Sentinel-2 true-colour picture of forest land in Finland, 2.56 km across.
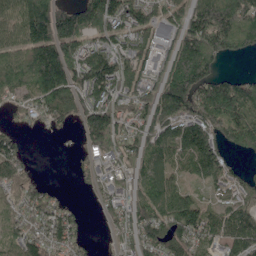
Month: May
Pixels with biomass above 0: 79%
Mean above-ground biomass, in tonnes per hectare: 110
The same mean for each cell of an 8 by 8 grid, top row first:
129 178 167 157 110 74 202 163
97 180 131 120 113 118 179 85
118 204 144 178 103 167 139 71
54 115 101 129 106 161 164 161
77 3 35 110 107 140 134 104
98 5 34 68 87 79 104 58
81 113 21 79 113 155 79 87
81 107 58 26 121 122 94 128
